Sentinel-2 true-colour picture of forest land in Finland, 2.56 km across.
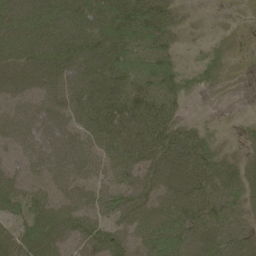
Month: June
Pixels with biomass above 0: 81%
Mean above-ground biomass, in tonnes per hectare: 44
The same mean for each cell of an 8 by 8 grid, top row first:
66 72 70 70 64 19 0 0
55 64 76 59 44 18 5 0
46 48 60 56 44 27 11 0
42 56 56 74 76 27 0 0
42 63 53 66 81 81 27 10
35 41 41 45 66 60 52 34
40 50 48 53 52 46 60 26
43 49 45 55 38 44 43 40
